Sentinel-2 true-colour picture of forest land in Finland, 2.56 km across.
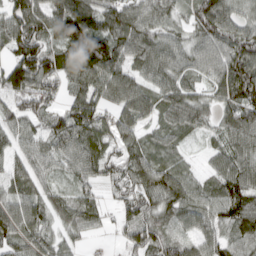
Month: March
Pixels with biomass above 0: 91%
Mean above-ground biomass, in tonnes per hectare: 73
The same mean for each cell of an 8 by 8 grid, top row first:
96 95 121 91 86 47 108 64
80 76 157 101 88 61 71 92
109 97 89 100 61 73 55 129
60 73 93 53 63 89 52 92
57 60 85 55 64 43 24 79
42 49 56 49 83 75 39 87
75 61 73 28 72 77 69 80
71 60 32 12 87 56 62 65
